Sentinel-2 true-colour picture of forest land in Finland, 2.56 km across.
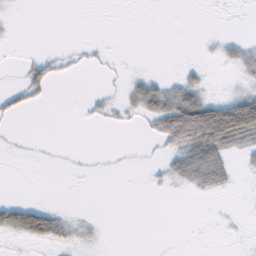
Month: February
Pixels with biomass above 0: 21%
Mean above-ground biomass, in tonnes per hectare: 12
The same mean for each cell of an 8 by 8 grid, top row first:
1 0 0 0 0 0 0 0
0 1 2 1 0 0 2 14
2 22 1 1 19 12 5 8
10 0 2 6 26 77 89 118
1 0 0 0 2 42 80 36
0 0 0 0 1 23 47 3
38 20 1 0 0 0 0 0
9 29 6 0 0 0 0 1
